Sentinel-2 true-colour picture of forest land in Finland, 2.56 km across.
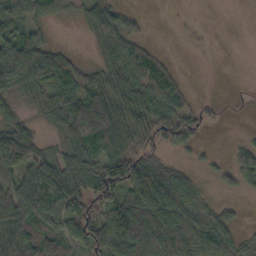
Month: October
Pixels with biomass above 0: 71%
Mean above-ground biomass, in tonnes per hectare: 50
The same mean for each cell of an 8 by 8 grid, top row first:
60 38 22 62 13 1 0 0
74 46 3 54 43 0 2 0
73 67 22 53 89 41 0 0
19 25 113 78 69 77 13 1
104 15 83 70 54 66 5 20
67 100 78 106 104 59 9 55
86 75 65 66 106 83 34 11
63 37 51 100 90 89 75 33
